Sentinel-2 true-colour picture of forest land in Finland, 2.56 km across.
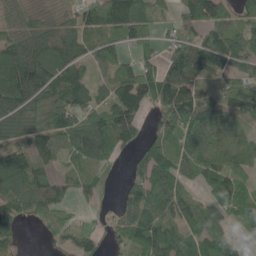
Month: May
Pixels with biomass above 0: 82%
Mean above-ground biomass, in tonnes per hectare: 91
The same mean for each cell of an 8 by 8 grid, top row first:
53 31 69 114 85 37 127 78
109 137 91 70 52 71 166 121
180 153 106 92 133 170 96 95
131 102 94 115 72 146 106 93
82 104 96 96 60 99 105 76
142 76 55 25 74 108 87 78
92 116 23 42 123 104 72 93
38 27 64 51 116 89 81 42
